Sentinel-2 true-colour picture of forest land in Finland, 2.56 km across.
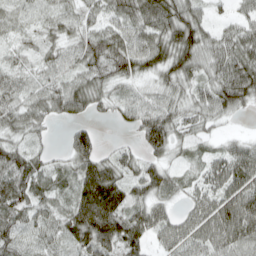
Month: April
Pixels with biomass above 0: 88%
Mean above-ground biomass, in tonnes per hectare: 57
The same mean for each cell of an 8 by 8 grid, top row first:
32 34 46 39 77 85 28 27
27 34 54 74 59 90 62 78
46 48 59 55 37 62 56 99
60 55 44 26 61 58 57 36
45 20 66 12 47 43 25 38
90 59 73 84 74 36 48 80
76 51 92 109 69 32 66 103
61 57 77 92 63 43 60 71
